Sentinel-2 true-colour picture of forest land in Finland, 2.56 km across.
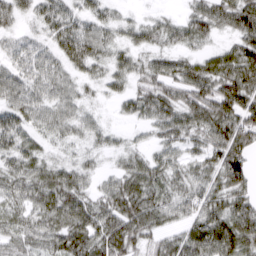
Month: March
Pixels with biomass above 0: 89%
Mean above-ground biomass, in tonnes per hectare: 55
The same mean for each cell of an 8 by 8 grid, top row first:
42 48 43 28 16 19 73 84
39 37 73 42 44 39 27 67
50 53 33 37 50 67 81 88
54 45 32 9 52 69 90 105
46 23 24 20 19 48 67 93
54 56 46 33 70 44 64 77
47 74 81 71 89 57 65 66
55 60 85 91 56 55 95 85
